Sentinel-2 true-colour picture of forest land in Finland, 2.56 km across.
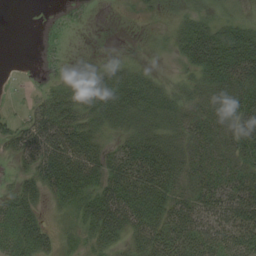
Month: August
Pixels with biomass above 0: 74%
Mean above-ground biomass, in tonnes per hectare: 38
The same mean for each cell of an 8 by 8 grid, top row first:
0 0 0 0 7 15 21 16
0 0 0 2 4 24 81 63
2 4 17 42 35 14 42 57
6 41 37 45 53 39 41 56
35 72 60 25 57 41 41 48
19 59 64 58 82 48 51 45
55 17 38 74 64 56 60 67
69 34 22 36 55 63 70 67
